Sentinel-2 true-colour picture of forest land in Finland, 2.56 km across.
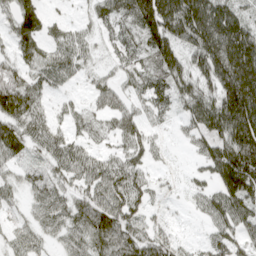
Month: April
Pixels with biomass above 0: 86%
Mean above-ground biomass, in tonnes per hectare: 73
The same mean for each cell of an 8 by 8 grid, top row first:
74 37 15 72 137 157 155 70
54 53 62 40 76 92 145 147
75 58 27 35 63 88 84 181
123 44 37 61 46 42 112 176
91 76 55 42 66 12 69 151
34 51 77 97 58 13 48 155
30 74 73 101 57 8 67 74
37 33 64 116 79 42 45 60
